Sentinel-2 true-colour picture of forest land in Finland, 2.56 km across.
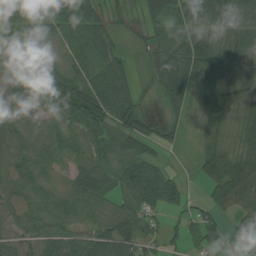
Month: August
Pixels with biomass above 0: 83%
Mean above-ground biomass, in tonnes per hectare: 52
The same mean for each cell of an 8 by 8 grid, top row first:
77 72 76 22 31 43 59 48
72 56 60 40 13 56 67 42
48 64 72 73 9 71 64 44
66 53 90 73 31 20 40 37
57 69 50 72 52 12 28 38
53 53 64 65 91 31 50 87
46 55 58 38 75 35 38 56
28 56 57 87 57 17 46 47
